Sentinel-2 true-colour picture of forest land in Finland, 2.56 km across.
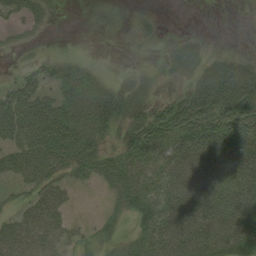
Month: August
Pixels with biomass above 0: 69%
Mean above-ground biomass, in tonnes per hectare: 38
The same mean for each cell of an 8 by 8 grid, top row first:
24 17 2 11 10 0 0 0
11 5 3 1 5 25 13 5
19 28 33 14 21 17 60 66
62 66 36 51 38 69 82 74
45 68 57 20 60 48 59 63
36 54 25 40 41 56 66 64
18 59 4 13 37 62 71 71
59 53 22 22 45 77 80 73
